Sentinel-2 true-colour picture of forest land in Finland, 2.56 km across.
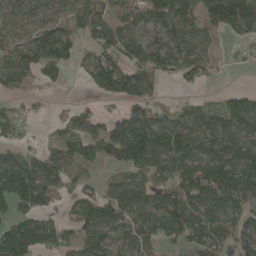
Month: May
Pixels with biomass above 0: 74%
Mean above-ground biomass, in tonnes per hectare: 84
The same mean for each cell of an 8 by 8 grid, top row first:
67 70 106 78 88 128 115 114
74 112 53 92 85 89 48 16
75 36 16 122 113 44 27 0
30 7 42 26 84 62 88 108
59 34 97 110 174 141 99 107
163 125 59 32 101 119 127 139
77 63 76 90 97 125 106 85
174 105 79 63 72 65 106 87
